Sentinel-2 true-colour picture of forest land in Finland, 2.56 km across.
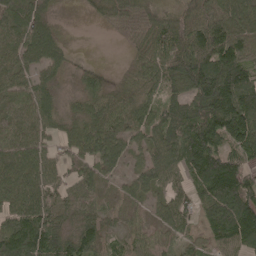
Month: May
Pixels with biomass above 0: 87%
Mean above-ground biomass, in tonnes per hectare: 79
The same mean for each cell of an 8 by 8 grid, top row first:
91 57 8 67 84 71 90 92
82 106 3 4 64 111 111 97
63 47 31 19 66 94 174 154
64 69 56 76 73 108 133 162
77 47 79 83 62 113 132 107
98 74 73 32 63 63 143 104
81 95 80 25 29 54 72 133
153 128 111 30 30 31 40 84
